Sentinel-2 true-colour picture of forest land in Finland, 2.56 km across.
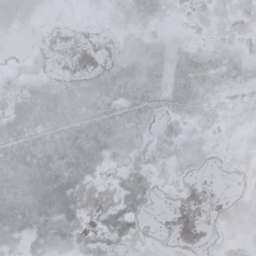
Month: October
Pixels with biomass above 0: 65%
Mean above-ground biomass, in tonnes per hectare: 26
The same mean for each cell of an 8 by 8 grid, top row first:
43 4 2 10 30 5 7 11
0 2 0 5 30 23 11 7
17 28 33 60 61 51 17 18
48 82 63 43 39 27 14 6
60 49 57 44 18 24 9 4
58 69 47 8 29 10 3 4
74 81 35 21 18 0 1 9
39 44 20 27 10 1 2 4
